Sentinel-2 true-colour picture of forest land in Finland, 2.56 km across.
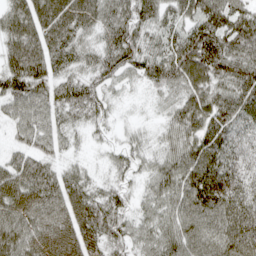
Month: April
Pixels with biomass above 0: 92%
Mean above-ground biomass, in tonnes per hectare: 70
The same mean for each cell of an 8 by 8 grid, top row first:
87 105 58 76 78 65 97 104
58 64 63 81 74 87 124 104
82 68 63 51 51 81 94 94
63 67 65 25 7 57 100 80
39 52 17 23 28 61 95 57
73 73 46 26 33 82 113 63
84 74 80 73 36 75 102 79
93 77 78 60 51 84 82 107
